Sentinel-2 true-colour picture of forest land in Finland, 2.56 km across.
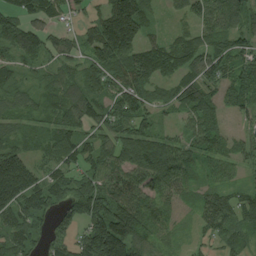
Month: August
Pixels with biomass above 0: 87%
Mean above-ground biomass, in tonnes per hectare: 89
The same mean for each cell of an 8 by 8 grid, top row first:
102 91 44 173 97 34 93 103
104 79 72 166 93 92 97 78
50 48 72 84 108 85 96 103
61 56 118 98 76 60 86 74
71 59 97 103 101 59 87 56
232 84 84 108 100 87 45 43
129 91 113 123 84 43 104 103
92 75 102 201 99 29 45 72
